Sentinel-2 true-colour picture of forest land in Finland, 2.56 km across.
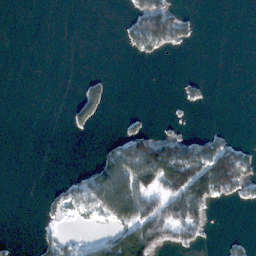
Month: February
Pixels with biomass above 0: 26%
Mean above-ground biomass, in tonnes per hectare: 32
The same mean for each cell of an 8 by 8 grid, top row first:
0 0 0 0 107 56 0 0
0 0 0 0 50 32 0 0
0 0 10 9 0 5 6 0
0 0 46 3 6 2 1 0
0 0 0 30 95 77 60 23
0 0 25 147 108 132 170 91
0 17 36 106 86 92 53 6
6 29 17 70 138 55 13 12
